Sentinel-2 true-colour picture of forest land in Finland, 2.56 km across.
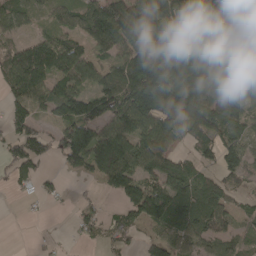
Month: April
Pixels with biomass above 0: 75%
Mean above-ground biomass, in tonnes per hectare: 89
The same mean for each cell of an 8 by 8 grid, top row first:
76 44 82 135 133 118 150 129
77 123 65 94 106 143 198 67
145 106 92 91 186 179 164 103
65 57 131 118 167 161 104 73
86 67 158 156 102 47 74 72
62 22 32 129 85 84 38 57
1 9 30 15 154 112 107 32
0 10 19 39 40 60 67 40
